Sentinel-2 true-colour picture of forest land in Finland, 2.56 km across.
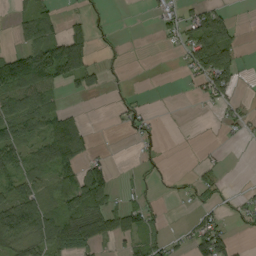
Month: September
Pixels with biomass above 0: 45%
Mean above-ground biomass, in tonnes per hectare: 41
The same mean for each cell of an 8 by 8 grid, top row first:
21 39 19 6 4 35 70 3
30 118 96 10 0 23 127 31
143 90 52 6 0 2 79 26
79 72 14 7 24 0 5 22
81 82 62 1 30 0 2 3
59 54 69 34 17 8 18 0
109 64 91 64 49 2 28 20
76 82 84 38 48 15 95 6
